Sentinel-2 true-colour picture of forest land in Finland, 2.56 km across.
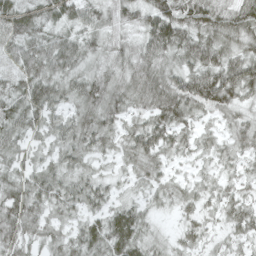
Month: April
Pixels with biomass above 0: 93%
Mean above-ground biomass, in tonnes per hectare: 48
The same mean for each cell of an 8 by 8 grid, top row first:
60 46 53 45 54 87 90 79
39 45 44 45 54 65 73 58
43 51 46 51 70 61 77 78
55 46 42 51 46 71 46 47
43 34 50 35 62 44 33 46
42 50 44 26 40 23 29 36
60 43 41 39 31 27 30 44
52 39 46 66 44 24 27 34
